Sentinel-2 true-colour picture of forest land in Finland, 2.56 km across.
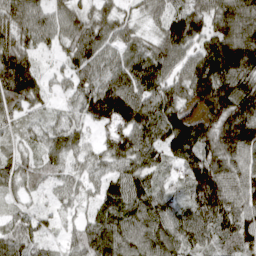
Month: April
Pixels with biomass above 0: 96%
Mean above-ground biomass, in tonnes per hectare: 93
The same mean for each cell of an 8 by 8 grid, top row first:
97 74 74 66 42 99 110 133
106 37 103 73 58 143 101 174
171 38 80 101 130 105 173 138
62 32 66 152 122 101 123 166
38 56 45 81 108 121 122 168
72 48 49 65 92 48 186 126
33 26 33 85 111 68 149 101
85 35 79 115 101 94 66 95
